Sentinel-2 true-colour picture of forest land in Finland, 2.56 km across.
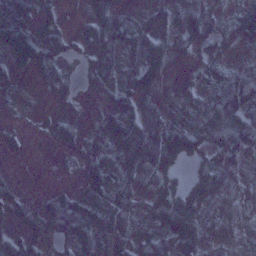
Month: January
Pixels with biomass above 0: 82%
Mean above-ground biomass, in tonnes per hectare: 50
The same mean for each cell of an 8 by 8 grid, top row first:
75 18 14 51 27 58 78 75
75 52 19 49 68 45 70 50
11 38 22 57 76 31 44 95
6 8 15 55 59 51 92 117
17 8 25 81 97 88 76 96
7 0 26 67 55 36 66 35
33 57 63 48 41 102 47 48
33 21 51 41 50 70 45 41
